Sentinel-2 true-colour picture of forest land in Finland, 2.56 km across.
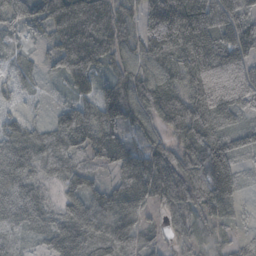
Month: October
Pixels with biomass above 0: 94%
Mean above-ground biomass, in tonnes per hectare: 81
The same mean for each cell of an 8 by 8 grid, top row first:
69 127 163 114 92 156 59 77
19 40 151 105 103 149 121 93
35 22 90 73 94 81 144 105
25 25 92 120 94 142 132 56
69 69 73 114 50 91 143 43
73 41 55 36 118 129 145 49
75 34 71 98 65 86 81 32
25 30 88 100 36 41 27 35
